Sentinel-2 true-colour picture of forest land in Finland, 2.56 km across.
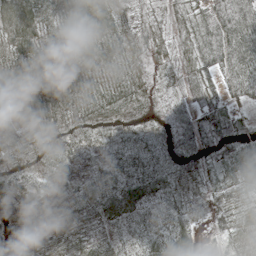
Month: May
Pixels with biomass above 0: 97%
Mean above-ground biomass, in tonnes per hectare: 48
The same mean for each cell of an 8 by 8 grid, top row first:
92 61 79 62 26 34 55 60
79 55 71 63 45 47 56 68
89 77 66 53 56 46 44 60
98 112 63 49 27 31 51 26
78 56 22 24 34 28 43 30
62 26 15 35 56 36 34 29
19 22 35 39 35 35 26 48
30 43 40 22 31 52 12 51
